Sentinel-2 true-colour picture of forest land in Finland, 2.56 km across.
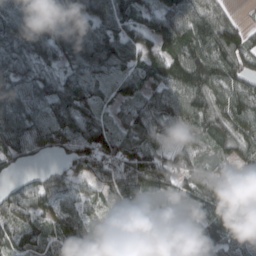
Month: March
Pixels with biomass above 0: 91%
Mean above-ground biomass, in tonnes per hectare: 85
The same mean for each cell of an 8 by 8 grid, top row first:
89 85 113 127 63 103 86 18
85 76 131 134 85 95 128 99
74 64 91 86 87 123 133 98
80 84 98 46 82 94 110 112
92 68 104 98 89 52 54 89
25 47 66 89 135 85 61 56
70 62 56 38 62 59 94 112
73 81 82 87 81 75 117 89
